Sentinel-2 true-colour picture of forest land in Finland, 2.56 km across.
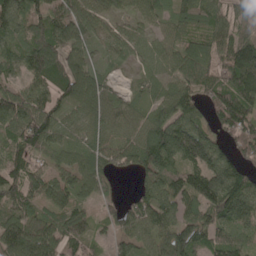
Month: May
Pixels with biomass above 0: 90%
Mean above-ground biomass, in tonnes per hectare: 87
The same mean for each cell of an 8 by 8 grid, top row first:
109 101 101 64 61 74 98 101
74 133 74 50 40 73 95 135
49 87 129 29 36 81 79 142
126 99 94 83 56 133 69 146
81 86 56 57 122 134 95 96
87 81 75 49 74 99 124 107
83 65 54 44 94 91 103 123
115 102 80 38 65 136 83 69
